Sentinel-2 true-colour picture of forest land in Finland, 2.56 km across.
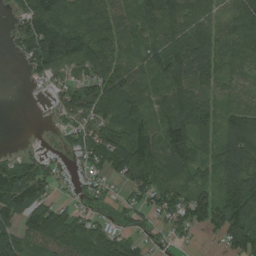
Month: August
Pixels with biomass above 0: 83%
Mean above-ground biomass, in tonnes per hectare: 90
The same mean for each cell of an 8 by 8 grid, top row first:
42 152 88 95 98 117 78 98
37 163 148 101 80 118 131 101
0 54 66 141 87 114 92 64
0 18 97 137 92 138 97 100
4 14 54 116 143 142 77 143
109 80 37 62 126 91 53 119
126 100 42 23 67 112 137 160
91 121 134 109 46 31 16 127
